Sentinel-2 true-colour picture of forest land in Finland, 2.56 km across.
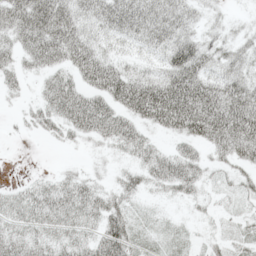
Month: May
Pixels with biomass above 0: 78%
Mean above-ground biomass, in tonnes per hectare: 35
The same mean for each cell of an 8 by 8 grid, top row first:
53 74 42 50 50 41 15 6
33 61 53 22 24 55 32 25
20 28 39 57 44 64 43 42
7 37 63 48 56 80 79 77
1 6 11 27 30 18 42 63
1 12 23 14 30 50 16 22
34 50 46 41 14 6 11 14
39 35 35 64 26 23 13 18
